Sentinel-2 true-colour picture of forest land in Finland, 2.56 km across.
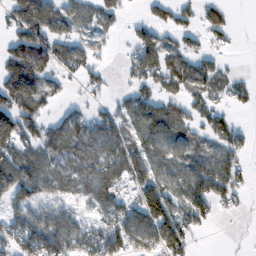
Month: February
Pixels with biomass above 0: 67%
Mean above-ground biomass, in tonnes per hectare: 72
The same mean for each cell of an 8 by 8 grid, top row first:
97 125 60 45 24 53 40 1
81 97 66 20 97 56 36 4
112 67 46 14 73 80 78 33
142 40 40 48 109 62 69 17
105 83 78 93 94 87 58 50
122 88 72 100 93 97 129 57
72 69 46 96 134 86 71 19
111 153 99 115 102 112 3 5
